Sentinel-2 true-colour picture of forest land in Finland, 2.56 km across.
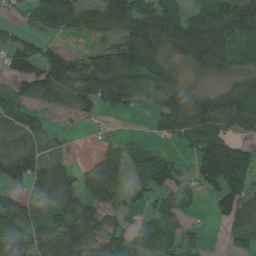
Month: June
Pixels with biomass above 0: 75%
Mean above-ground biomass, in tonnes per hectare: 82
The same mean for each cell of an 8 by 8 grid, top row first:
26 126 90 133 177 137 100 148
74 44 27 92 210 144 207 104
76 106 108 186 104 44 55 62
66 34 44 47 28 116 113 120
33 32 1 23 27 29 131 58
90 59 68 85 90 65 147 141
81 64 109 55 38 74 19 94
66 50 119 65 69 51 7 51
